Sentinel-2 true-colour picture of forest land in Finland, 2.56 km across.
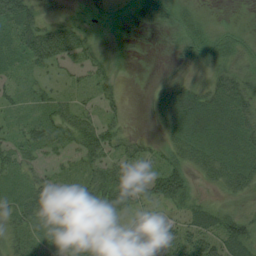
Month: August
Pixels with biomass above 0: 81%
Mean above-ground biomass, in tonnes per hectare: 36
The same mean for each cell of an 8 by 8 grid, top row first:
74 21 13 8 28 32 9 3
53 94 58 7 3 23 36 20
27 22 24 28 3 23 29 32
21 35 37 23 5 67 61 45
36 41 56 45 23 42 55 45
32 30 30 63 46 70 31 55
37 57 36 58 35 32 31 16
27 29 47 29 29 40 45 62
